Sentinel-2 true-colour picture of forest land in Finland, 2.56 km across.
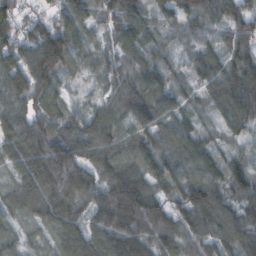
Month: October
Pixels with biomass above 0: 97%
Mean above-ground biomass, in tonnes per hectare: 90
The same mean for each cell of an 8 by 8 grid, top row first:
62 50 81 92 70 54 88 97
88 158 73 70 88 40 48 89
104 115 29 76 110 45 64 147
99 103 54 89 121 72 40 131
92 143 117 85 88 99 63 43
51 142 132 124 95 102 98 101
68 102 75 174 145 78 133 98
43 33 110 113 93 79 86 100
